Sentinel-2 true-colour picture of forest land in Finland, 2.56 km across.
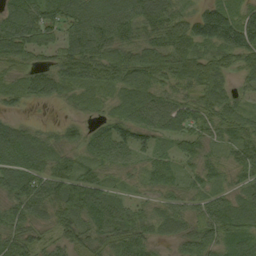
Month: September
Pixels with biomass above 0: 92%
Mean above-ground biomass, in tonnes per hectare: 68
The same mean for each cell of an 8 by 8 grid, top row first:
97 87 96 108 85 71 112 88
104 66 102 85 66 86 60 107
58 96 84 80 75 75 79 34
21 2 28 44 75 66 70 46
80 63 54 101 56 42 47 58
93 88 83 34 36 38 43 40
68 67 96 68 37 53 69 56
77 44 69 80 68 34 64 66
